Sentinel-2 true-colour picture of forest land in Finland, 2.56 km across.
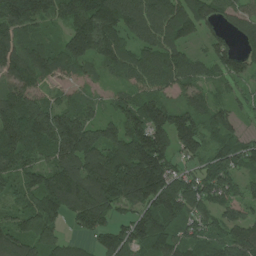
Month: July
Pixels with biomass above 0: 92%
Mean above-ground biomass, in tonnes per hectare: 134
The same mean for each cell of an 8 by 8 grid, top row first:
176 134 174 179 156 169 117 81
147 106 162 151 107 125 62 68
132 94 58 50 101 116 72 81
211 172 121 70 154 122 121 56
218 192 193 151 221 153 97 97
126 146 193 213 265 137 117 89
79 188 195 146 164 176 104 90
136 133 46 124 160 127 126 135
